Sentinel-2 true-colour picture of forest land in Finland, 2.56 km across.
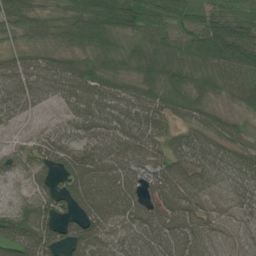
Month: June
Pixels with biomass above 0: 92%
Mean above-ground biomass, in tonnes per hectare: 77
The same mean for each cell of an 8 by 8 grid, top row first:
61 39 81 108 106 77 64 73
31 45 53 61 67 70 122 145
81 91 96 72 79 79 69 82
56 26 79 91 97 70 57 38
25 67 58 91 85 53 74 61
38 59 106 106 81 88 85 85
53 66 78 112 92 113 78 71
116 114 104 83 93 108 91 64
